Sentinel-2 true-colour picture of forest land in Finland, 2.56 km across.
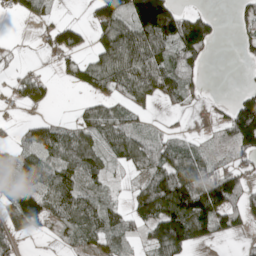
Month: May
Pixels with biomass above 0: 63%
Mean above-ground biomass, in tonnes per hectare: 69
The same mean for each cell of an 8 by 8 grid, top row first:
23 25 4 113 197 155 51 34
11 29 51 108 128 104 69 20
40 29 51 96 104 92 13 2
9 10 27 61 24 19 7 129
51 84 90 65 85 58 16 81
71 75 88 27 59 120 90 84
107 120 118 77 104 192 158 95
47 6 58 69 42 165 50 15
